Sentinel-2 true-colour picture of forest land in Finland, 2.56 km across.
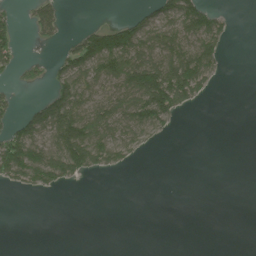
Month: June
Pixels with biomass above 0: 36%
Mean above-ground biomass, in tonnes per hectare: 44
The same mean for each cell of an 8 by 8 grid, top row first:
22 71 0 2 39 110 84 0
42 10 91 158 89 101 92 0
19 41 89 85 143 156 56 0
32 126 98 84 112 75 0 0
129 92 172 96 37 1 0 0
82 104 51 12 0 0 0 0
0 0 0 0 0 0 0 0
0 0 0 0 0 0 0 0
